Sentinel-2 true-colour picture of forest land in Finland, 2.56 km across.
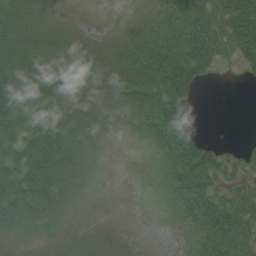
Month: July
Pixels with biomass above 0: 72%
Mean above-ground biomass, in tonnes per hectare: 38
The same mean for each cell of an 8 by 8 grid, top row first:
53 23 2 0 14 48 58 78
72 46 34 21 51 68 68 61
71 69 47 44 60 77 17 5
60 36 38 34 54 48 0 0
61 80 37 8 10 73 22 7
84 83 26 1 2 59 54 22
70 52 5 0 0 20 72 49
26 18 9 2 0 7 68 54
